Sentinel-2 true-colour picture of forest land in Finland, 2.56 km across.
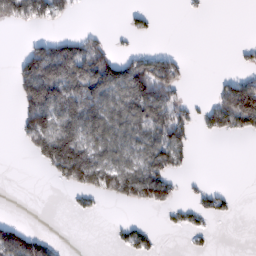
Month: February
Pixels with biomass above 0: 39%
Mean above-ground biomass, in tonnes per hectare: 48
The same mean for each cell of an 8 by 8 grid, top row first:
87 85 6 0 23 0 3 0
3 87 84 39 12 7 0 13
44 146 119 107 115 83 2 50
23 137 95 89 91 72 52 181
8 127 120 86 79 72 0 1
0 18 126 111 95 36 4 0
0 0 15 4 27 32 43 4
104 32 0 9 38 0 10 0
